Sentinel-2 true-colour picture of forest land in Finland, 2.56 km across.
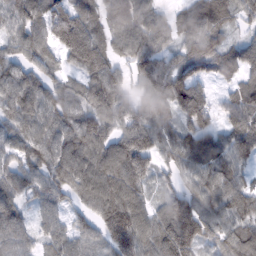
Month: February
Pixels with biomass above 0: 91%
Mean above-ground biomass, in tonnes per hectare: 86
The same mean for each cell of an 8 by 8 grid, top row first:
83 103 98 96 91 52 110 53
68 78 141 71 92 63 114 63
87 67 58 96 109 130 66 62
90 89 83 102 87 110 85 94
71 93 103 84 116 90 90 102
80 85 92 107 77 50 87 74
73 63 42 110 70 119 86 81
82 50 64 86 80 157 59 89
